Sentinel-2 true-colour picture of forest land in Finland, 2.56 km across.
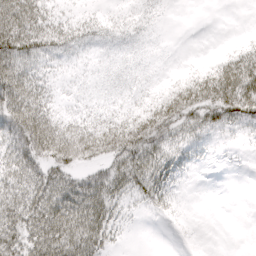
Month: April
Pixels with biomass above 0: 67%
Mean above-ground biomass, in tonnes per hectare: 34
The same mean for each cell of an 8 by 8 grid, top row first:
75 32 14 12 20 1 0 0
71 40 24 19 16 1 0 19
66 20 8 22 15 20 59 84
70 40 16 22 38 58 51 58
57 79 83 74 70 33 13 5
53 55 34 57 60 25 0 0
61 72 71 46 15 9 0 0
57 79 73 22 0 1 0 0
